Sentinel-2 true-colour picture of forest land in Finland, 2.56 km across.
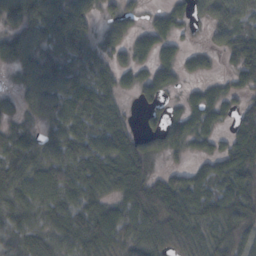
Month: October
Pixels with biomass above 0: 84%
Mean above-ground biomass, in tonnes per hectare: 69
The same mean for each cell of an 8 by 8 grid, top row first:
119 140 101 46 23 41 51 54
113 82 106 62 47 38 27 72
41 122 102 55 48 41 25 42
42 80 95 74 24 28 69 45
63 69 87 100 58 58 31 85
80 94 84 95 73 40 58 79
72 71 76 59 89 96 76 84
67 56 76 76 77 68 61 73
